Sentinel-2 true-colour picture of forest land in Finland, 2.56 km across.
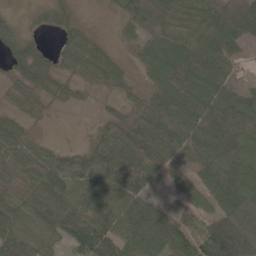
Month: May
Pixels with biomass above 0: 83%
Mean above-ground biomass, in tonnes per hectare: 58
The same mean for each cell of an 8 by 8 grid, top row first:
19 16 15 6 81 82 77 82
35 16 90 19 36 52 100 42
29 47 24 29 20 86 95 30
28 15 3 13 45 77 72 80
57 13 8 63 72 73 53 68
33 63 64 77 73 35 59 78
67 77 98 92 86 42 51 78
87 56 107 106 99 86 128 111
